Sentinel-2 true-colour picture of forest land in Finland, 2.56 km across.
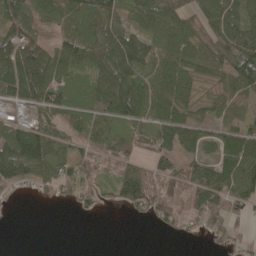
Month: May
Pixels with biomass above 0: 74%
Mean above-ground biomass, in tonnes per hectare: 66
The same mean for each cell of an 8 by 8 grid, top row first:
89 57 74 70 78 65 72 87
117 66 79 102 85 72 57 104
126 114 48 118 77 88 35 112
35 77 39 83 88 70 37 34
137 106 42 47 48 95 55 115
97 60 74 58 89 75 98 116
3 6 34 23 87 54 108 39
0 0 0 0 0 11 30 31
